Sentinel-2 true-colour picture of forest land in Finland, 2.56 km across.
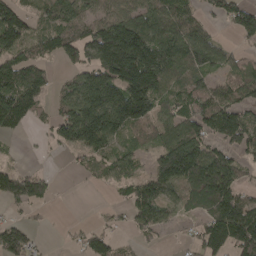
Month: April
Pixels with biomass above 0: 69%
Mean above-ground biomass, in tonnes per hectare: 94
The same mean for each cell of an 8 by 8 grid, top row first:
116 79 74 89 111 105 35 100
107 56 114 248 183 133 83 31
124 60 107 176 219 85 62 94
157 37 183 215 132 93 105 90
5 29 136 87 44 138 96 87
113 36 18 64 67 169 205 79
37 19 0 19 118 56 115 146
136 4 42 57 26 8 121 140
